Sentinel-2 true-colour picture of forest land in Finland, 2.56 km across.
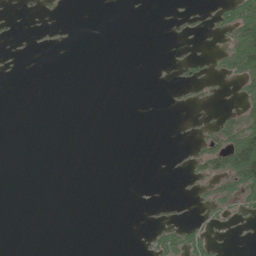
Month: June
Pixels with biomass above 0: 13%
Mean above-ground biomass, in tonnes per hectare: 10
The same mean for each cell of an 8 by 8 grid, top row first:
3 2 0 0 0 4 8 71
1 2 0 0 0 2 2 91
0 0 0 0 0 4 13 34
0 0 0 0 0 3 2 28
0 0 0 0 0 1 28 96
0 0 0 0 0 1 33 87
0 0 0 0 1 4 18 24
0 0 0 0 5 38 27 2
